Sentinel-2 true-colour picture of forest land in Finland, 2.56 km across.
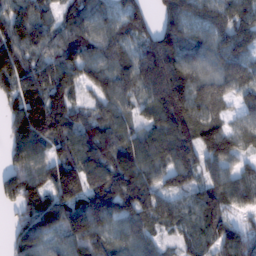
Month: February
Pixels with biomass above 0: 92%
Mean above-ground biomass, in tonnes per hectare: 117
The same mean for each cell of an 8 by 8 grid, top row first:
116 74 120 71 80 135 98 107
120 99 116 85 104 154 105 104
136 116 90 120 155 199 102 104
113 184 64 111 81 200 92 55
103 132 133 139 140 176 139 78
102 116 167 150 141 110 85 91
70 173 153 171 139 87 147 77
82 106 155 101 102 64 112 127
